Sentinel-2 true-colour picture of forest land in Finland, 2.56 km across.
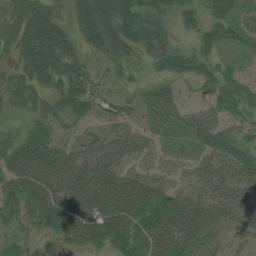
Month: August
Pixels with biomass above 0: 82%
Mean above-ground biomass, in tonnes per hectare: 46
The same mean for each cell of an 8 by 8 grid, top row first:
46 54 41 52 47 31 44 30
40 76 33 37 26 24 33 22
31 47 47 23 25 35 42 40
24 38 44 20 54 58 54 48
47 59 42 67 50 13 60 60
68 64 61 69 33 19 64 59
46 75 61 65 66 59 50 75
24 20 42 59 65 56 28 18
